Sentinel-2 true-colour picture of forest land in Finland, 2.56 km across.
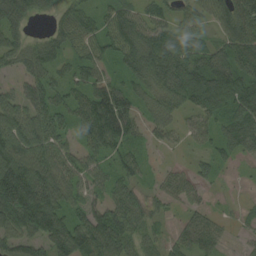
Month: August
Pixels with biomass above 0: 87%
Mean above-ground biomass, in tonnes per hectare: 67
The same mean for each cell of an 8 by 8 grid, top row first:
86 31 57 56 58 44 65 118
59 58 49 59 109 84 53 97
27 54 57 41 73 101 115 91
69 81 65 111 38 45 74 85
91 76 46 72 33 18 38 71
165 87 60 51 30 34 27 7
184 150 51 68 56 23 25 13
67 120 141 107 45 33 52 12
